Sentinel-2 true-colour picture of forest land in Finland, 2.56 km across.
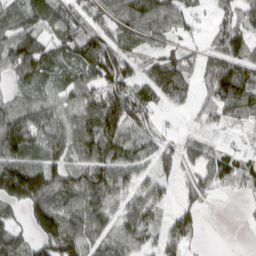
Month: March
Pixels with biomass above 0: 82%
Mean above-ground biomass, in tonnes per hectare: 72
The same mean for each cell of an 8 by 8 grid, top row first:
55 68 76 70 106 77 23 84
106 61 115 97 46 40 42 93
52 66 74 99 62 92 79 130
89 78 83 137 74 18 53 97
108 85 105 81 51 47 39 18
125 76 85 93 53 51 67 88
52 139 106 59 87 55 15 7
72 115 102 66 57 68 4 0
